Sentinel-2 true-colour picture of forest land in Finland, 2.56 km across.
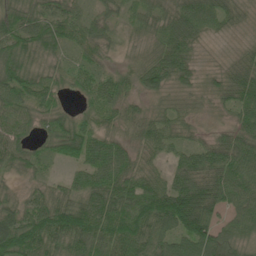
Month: June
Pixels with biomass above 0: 92%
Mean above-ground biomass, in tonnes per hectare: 62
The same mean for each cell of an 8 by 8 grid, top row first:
66 64 46 34 47 69 75 34
73 62 50 22 28 84 10 21
80 52 46 49 57 55 18 78
65 49 25 42 29 38 15 65
72 39 91 58 49 46 48 70
33 23 50 92 61 65 92 88
62 85 92 98 109 137 99 70
122 77 79 84 80 78 102 54
